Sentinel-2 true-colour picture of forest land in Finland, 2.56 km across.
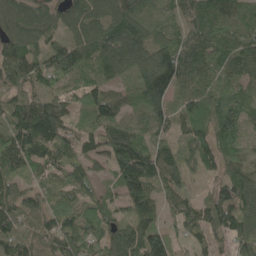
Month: May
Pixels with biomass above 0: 94%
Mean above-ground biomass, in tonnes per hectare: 91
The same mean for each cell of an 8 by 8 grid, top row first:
111 96 92 108 57 73 108 91
99 85 98 120 113 113 98 88
82 99 68 53 150 141 90 73
97 157 46 85 89 79 97 94
114 119 73 135 88 64 81 96
74 59 83 50 164 71 32 96
110 61 56 49 87 69 99 111
105 80 111 87 140 69 62 85
